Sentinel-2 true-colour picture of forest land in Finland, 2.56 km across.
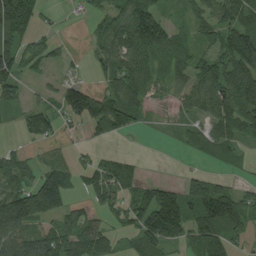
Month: August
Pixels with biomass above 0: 71%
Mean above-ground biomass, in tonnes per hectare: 76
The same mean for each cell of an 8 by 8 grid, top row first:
195 15 15 73 158 22 75 96
102 50 5 94 119 85 55 142
84 24 43 64 72 50 105 119
44 79 127 160 45 24 69 111
16 32 42 17 0 18 72 49
73 110 39 85 33 10 57 12
152 146 40 50 118 156 178 115
107 86 100 50 97 77 145 37
